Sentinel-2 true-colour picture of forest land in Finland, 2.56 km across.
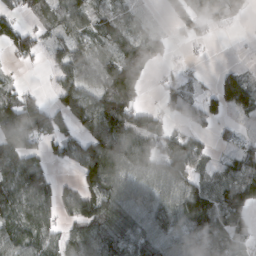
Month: March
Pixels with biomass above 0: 73%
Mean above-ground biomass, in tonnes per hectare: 72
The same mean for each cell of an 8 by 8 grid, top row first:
39 62 71 59 15 28 84 40
72 30 64 57 80 19 11 1
18 8 87 123 53 40 8 86
140 84 104 138 75 65 63 59
83 57 78 141 96 74 21 34
101 60 78 114 72 110 57 97
76 71 98 100 77 90 131 113
89 66 114 120 94 73 108 48
